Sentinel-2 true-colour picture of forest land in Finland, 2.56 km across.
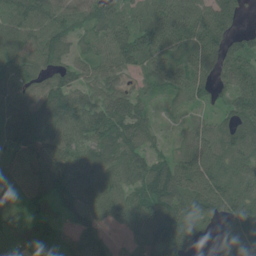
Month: June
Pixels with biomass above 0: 92%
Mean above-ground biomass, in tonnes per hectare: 92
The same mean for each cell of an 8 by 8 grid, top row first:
120 113 93 99 67 147 120 58
122 101 47 92 121 99 134 73
117 82 60 59 42 79 94 97
104 122 90 113 64 25 34 88
103 115 75 119 71 33 95 92
73 95 99 95 103 132 120 85
102 48 89 91 117 140 125 103
117 84 82 37 106 156 22 67
